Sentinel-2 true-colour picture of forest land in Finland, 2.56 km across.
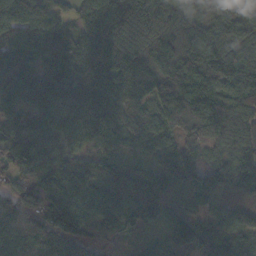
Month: October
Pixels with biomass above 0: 97%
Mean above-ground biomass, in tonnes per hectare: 132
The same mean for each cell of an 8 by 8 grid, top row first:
142 117 82 149 155 99 61 64
113 168 124 139 122 133 160 125
138 164 123 185 175 196 171 198
139 120 157 147 81 204 181 131
124 104 76 83 69 76 86 108
92 192 250 213 183 148 126 137
130 208 153 179 207 87 55 55
88 148 158 90 52 122 138 77
